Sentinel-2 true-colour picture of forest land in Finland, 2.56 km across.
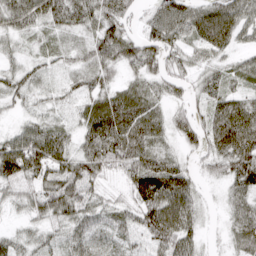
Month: April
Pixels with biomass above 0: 88%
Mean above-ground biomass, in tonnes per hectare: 54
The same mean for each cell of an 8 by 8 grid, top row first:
72 62 54 65 29 90 79 70
23 19 28 67 62 53 55 31
49 25 28 32 48 41 38 35
21 25 37 98 80 32 50 71
77 102 44 91 70 26 60 90
77 71 85 33 107 86 25 71
20 65 67 40 80 108 12 52
34 31 42 25 40 95 12 51
